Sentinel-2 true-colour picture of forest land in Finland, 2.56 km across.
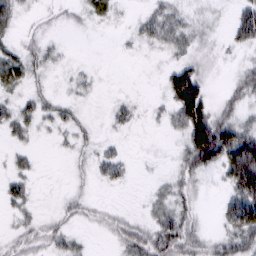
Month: February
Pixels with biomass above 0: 57%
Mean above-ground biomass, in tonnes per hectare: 23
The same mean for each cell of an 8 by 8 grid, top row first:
17 7 10 15 17 26 6 40
16 16 0 1 9 24 11 22
27 9 11 1 1 55 16 29
27 19 11 16 5 45 53 28
12 2 14 12 1 10 110 91
22 0 6 26 2 26 15 95
21 3 16 9 10 35 3 87
18 21 10 11 41 55 20 54
